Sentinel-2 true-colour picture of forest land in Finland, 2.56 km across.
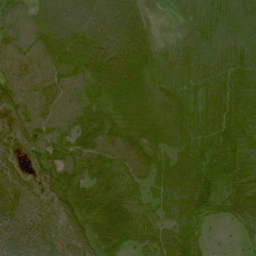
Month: July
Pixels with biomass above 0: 94%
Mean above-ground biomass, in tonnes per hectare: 62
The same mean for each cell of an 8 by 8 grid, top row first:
63 86 89 87 40 21 66 66
63 80 86 81 66 21 66 68
55 57 56 83 57 38 66 61
56 52 62 60 60 56 53 59
35 81 59 67 55 56 59 80
35 74 71 61 49 66 92 79
60 49 87 94 34 61 74 72
79 64 75 101 51 71 18 13
